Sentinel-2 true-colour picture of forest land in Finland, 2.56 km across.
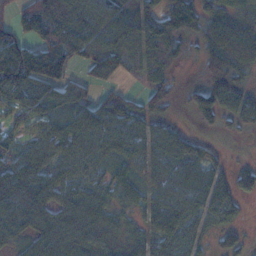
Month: November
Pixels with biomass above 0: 80%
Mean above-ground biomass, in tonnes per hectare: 66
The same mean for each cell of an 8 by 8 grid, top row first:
60 133 100 83 94 110 85 61
122 103 76 90 103 55 91 116
146 127 37 40 50 24 62 54
52 54 53 56 50 13 73 62
44 64 85 78 61 55 20 2
112 81 59 46 38 73 68 44
88 70 87 54 48 73 71 27
25 70 50 26 46 63 24 30
